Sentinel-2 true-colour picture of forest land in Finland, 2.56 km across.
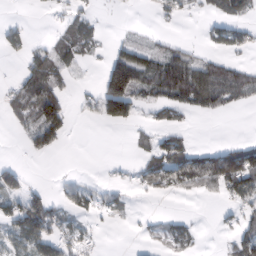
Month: February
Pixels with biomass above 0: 42%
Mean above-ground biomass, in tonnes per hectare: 40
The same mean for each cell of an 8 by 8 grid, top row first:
5 5 37 1 1 25 21 38
37 32 39 25 40 29 19 30
27 90 6 136 75 91 91 61
43 140 12 94 19 32 33 6
2 78 0 0 20 58 15 31
65 1 5 5 39 82 95 133
74 83 31 29 1 1 1 36
61 85 41 0 12 44 1 64
